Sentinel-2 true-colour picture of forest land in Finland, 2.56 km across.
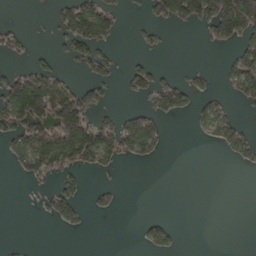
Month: March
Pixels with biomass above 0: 31%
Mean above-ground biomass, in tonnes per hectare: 39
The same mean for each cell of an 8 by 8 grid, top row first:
0 8 110 54 16 84 105 190
36 8 58 22 17 0 11 54
93 101 22 27 51 35 13 74
109 130 142 19 52 59 38 11
51 124 158 77 67 0 9 42
9 49 30 8 0 0 0 0
0 25 31 21 0 0 0 0
2 0 0 0 19 20 0 0
